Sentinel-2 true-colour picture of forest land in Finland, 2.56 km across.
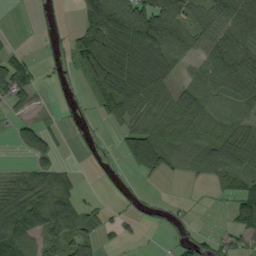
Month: September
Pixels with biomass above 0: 61%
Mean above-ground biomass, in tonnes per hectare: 59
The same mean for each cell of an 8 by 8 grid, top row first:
3 15 52 180 147 94 74 81
11 15 100 181 170 114 63 79
75 15 33 153 135 48 65 95
15 5 17 59 59 76 41 29
24 37 10 8 121 35 40 87
44 60 15 11 37 15 55 59
164 115 64 17 13 11 1 86
147 60 50 18 3 16 36 34
